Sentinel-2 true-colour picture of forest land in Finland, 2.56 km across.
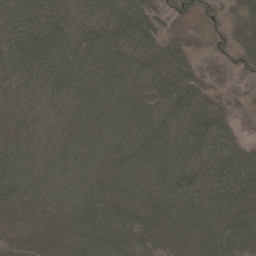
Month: May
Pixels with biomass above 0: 92%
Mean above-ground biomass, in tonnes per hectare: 54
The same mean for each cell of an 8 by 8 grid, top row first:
81 78 61 70 73 25 21 30
84 77 62 73 73 43 14 35
69 66 68 65 65 70 15 8
58 42 61 68 65 71 58 4
57 44 59 68 66 73 63 33
76 55 51 49 60 71 49 65
51 58 61 47 49 57 53 55
26 33 55 62 38 41 50 49
